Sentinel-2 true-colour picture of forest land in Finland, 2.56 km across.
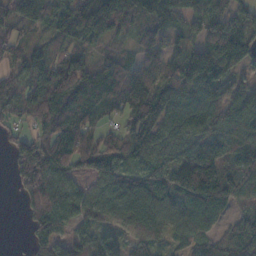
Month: November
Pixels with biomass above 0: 88%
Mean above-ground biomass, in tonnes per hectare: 79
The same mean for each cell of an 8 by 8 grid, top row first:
78 78 97 110 88 74 89 59
53 46 66 37 52 42 148 138
44 99 124 97 77 120 131 46
51 89 86 34 130 101 94 119
50 85 85 53 99 87 99 122
74 123 62 82 68 105 151 73
10 98 75 74 96 63 74 38
1 79 61 47 74 36 63 80
